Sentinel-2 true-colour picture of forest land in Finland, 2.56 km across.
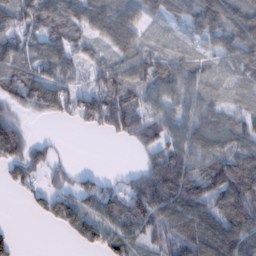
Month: February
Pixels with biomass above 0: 80%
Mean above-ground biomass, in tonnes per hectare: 75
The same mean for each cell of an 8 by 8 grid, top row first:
95 108 93 111 60 44 126 100
66 77 50 69 51 27 33 86
85 88 36 83 80 71 39 32
43 57 102 146 65 56 56 39
116 31 0 10 62 76 79 80
56 46 38 18 88 183 126 135
1 39 72 97 163 143 125 156
24 0 49 72 68 123 128 111
